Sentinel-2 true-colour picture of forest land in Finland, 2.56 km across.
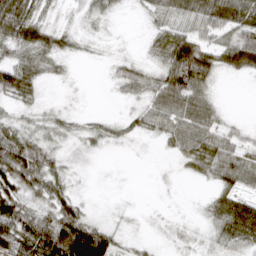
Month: April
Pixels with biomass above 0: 66%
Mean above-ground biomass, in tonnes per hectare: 37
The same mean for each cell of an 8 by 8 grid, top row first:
84 17 10 13 12 44 60 73
53 52 12 3 9 80 43 88
80 19 1 13 37 85 46 6
16 13 8 4 29 57 49 2
74 25 10 17 4 33 56 39
81 63 4 0 0 5 27 58
86 54 38 2 1 1 20 73
96 124 160 61 8 6 10 43
